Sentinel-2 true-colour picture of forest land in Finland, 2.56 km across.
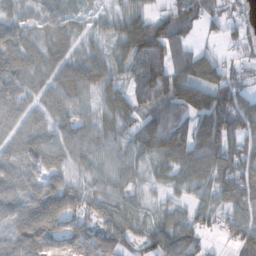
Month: November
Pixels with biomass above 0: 87%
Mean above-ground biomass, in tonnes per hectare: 81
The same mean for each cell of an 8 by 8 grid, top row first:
39 53 34 39 74 117 87 41
83 58 45 40 150 124 30 44
77 53 98 70 127 145 114 71
65 51 41 63 98 142 181 158
53 59 72 56 103 151 140 117
64 52 39 55 32 41 68 138
70 110 72 69 32 37 52 84
77 142 132 128 63 128 42 82
